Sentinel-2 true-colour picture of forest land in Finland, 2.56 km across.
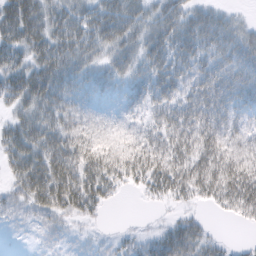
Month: February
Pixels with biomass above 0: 86%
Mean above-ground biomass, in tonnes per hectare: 40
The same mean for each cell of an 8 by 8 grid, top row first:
80 54 50 67 43 46 40 14
52 62 56 44 45 54 47 52
53 74 44 38 39 45 48 49
32 47 32 15 29 45 52 37
53 55 44 29 39 45 49 31
39 69 56 46 47 54 58 65
16 40 39 7 2 13 14 41
2 10 6 8 19 53 27 6
